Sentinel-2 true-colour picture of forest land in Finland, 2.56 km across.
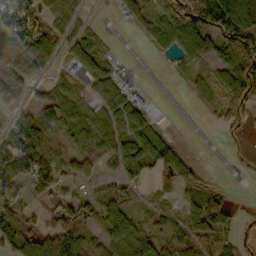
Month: October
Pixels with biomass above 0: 67%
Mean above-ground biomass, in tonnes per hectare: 53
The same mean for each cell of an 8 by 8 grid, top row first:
94 61 20 5 48 105 112 110
80 66 66 10 8 58 75 117
66 24 38 85 5 7 23 117
35 63 47 64 61 0 6 67
97 59 59 65 84 26 0 5
96 90 60 37 43 44 9 1
50 48 65 76 19 27 92 6
77 93 51 64 73 58 63 26
